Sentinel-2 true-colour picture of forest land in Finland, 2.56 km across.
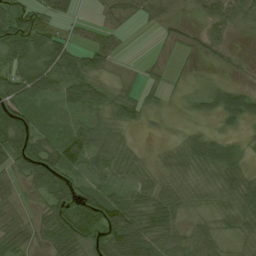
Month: August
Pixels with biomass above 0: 77%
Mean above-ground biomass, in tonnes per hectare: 36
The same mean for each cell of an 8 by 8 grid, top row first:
74 39 12 35 24 14 32 27
74 70 37 38 0 9 21 2
68 65 64 20 14 6 9 6
54 15 38 44 29 2 17 55
70 34 56 40 3 15 40 15
30 61 25 31 20 22 22 50
30 50 77 75 50 36 19 53
46 41 71 66 63 37 37 21
